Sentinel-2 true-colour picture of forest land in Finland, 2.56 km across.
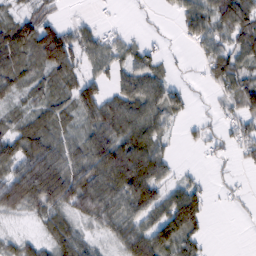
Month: February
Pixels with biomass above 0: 72%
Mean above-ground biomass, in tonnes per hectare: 52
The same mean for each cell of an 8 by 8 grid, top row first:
36 23 6 2 5 25 72 95
85 133 64 37 25 6 58 68
56 44 55 35 72 19 28 74
27 54 54 74 77 41 8 54
62 75 60 91 89 12 27 33
70 122 86 97 106 24 8 6
42 63 62 73 67 103 37 8
32 42 51 35 96 94 18 0
